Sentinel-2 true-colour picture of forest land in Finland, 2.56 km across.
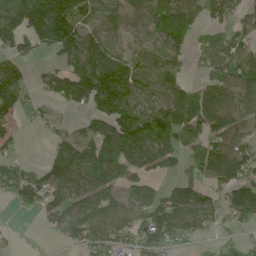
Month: June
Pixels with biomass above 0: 72%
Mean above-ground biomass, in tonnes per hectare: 93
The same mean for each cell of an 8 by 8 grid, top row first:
147 221 113 59 78 156 81 53
91 74 149 101 61 88 79 81
102 57 164 192 74 75 72 121
59 22 44 150 88 132 148 88
28 33 112 178 130 85 110 92
69 101 149 110 73 64 104 107
29 77 98 111 94 143 76 129
10 9 72 84 93 82 23 41
